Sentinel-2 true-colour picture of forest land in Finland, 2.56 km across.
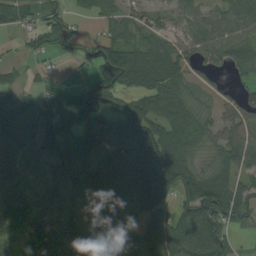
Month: August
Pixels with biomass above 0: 84%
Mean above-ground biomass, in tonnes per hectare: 72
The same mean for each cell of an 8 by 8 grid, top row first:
96 50 26 46 40 44 61 72
11 58 45 105 77 66 74 63
34 20 27 113 108 91 29 28
87 104 80 98 112 85 36 69
83 106 84 57 114 114 55 82
62 70 84 96 93 119 73 57
63 70 66 59 72 60 128 89
47 68 110 57 57 105 136 24
